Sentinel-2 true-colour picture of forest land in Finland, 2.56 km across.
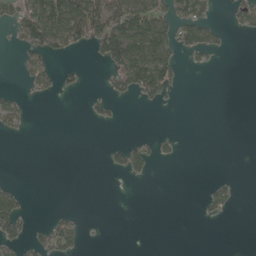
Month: May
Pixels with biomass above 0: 23%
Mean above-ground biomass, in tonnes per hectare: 24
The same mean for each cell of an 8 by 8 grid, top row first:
53 107 119 141 114 61 30 25
10 62 25 97 127 59 40 0
3 33 11 23 102 32 0 0
32 0 1 9 2 1 0 0
0 0 0 11 13 8 0 0
0 0 0 8 13 0 1 2
40 2 2 0 0 0 17 4
26 47 32 0 0 0 0 0
